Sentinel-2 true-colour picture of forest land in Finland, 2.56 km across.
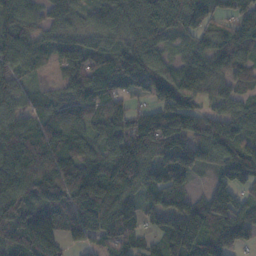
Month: November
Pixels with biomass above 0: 89%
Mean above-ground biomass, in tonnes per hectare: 92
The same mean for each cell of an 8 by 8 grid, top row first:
97 63 58 80 56 41 93 96
101 51 74 59 89 28 81 123
58 15 101 95 87 92 83 78
66 63 99 72 64 131 57 91
107 102 97 93 130 158 110 105
117 126 154 149 125 131 29 89
133 122 151 124 52 89 112 100
96 109 53 93 46 146 127 87
